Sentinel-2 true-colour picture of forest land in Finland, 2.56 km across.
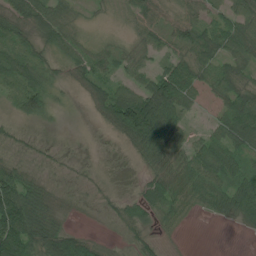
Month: July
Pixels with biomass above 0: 78%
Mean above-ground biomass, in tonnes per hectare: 45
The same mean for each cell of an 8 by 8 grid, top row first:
59 60 16 9 40 32 41 60
63 43 44 25 38 37 56 65
69 52 38 42 43 95 53 53
35 36 2 86 146 76 11 84
17 8 1 5 82 51 55 65
60 15 8 4 23 59 74 51
115 41 11 18 55 43 31 69
112 90 67 8 26 6 0 1
